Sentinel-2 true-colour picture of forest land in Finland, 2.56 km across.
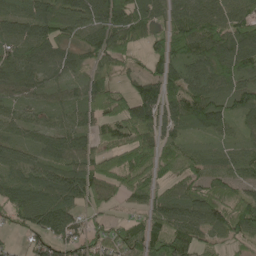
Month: May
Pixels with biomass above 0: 86%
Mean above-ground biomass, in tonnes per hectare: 76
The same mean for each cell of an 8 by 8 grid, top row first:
70 99 90 109 75 73 104 81
78 91 64 106 49 102 115 129
77 53 45 47 72 74 99 80
34 38 55 78 110 90 121 72
56 59 68 63 86 64 35 47
54 81 94 85 84 65 66 46
84 118 62 24 46 94 111 94
13 81 76 65 112 141 52 58
